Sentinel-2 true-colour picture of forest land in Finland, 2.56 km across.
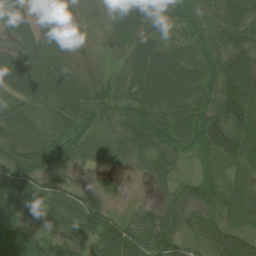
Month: July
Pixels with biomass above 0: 86%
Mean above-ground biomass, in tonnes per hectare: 49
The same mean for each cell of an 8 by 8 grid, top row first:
60 24 18 42 69 54 65 99
32 51 15 29 60 41 63 83
29 49 44 33 81 83 55 106
55 37 55 43 66 58 55 90
74 67 38 33 57 42 70 74
92 67 9 15 14 23 38 36
81 63 48 21 17 31 51 55
35 14 29 22 11 11 77 75
